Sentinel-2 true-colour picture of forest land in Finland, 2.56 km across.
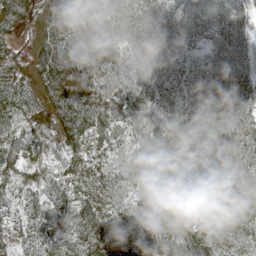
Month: May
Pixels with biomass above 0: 97%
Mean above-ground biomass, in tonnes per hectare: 68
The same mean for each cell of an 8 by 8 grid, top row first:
53 68 119 77 65 60 64 54
27 103 115 80 75 57 49 69
52 89 96 77 64 59 69 69
52 74 123 100 74 66 65 71
42 43 79 69 61 82 71 86
51 49 78 59 60 80 82 73
41 71 70 62 63 69 43 59
34 63 70 82 57 68 59 39
